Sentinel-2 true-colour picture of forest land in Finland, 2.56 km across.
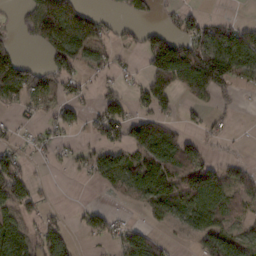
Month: February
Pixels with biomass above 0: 54%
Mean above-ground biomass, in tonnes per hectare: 57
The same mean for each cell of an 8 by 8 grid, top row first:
22 130 75 17 41 34 24 6
53 92 99 31 64 141 118 103
157 64 41 26 42 96 165 53
19 33 30 91 44 24 27 10
29 21 14 53 111 86 24 2
70 4 13 83 97 92 94 49
55 20 13 17 50 59 78 42
125 72 13 34 77 9 91 58
